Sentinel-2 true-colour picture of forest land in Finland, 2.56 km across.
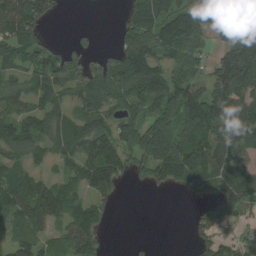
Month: August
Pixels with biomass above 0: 73%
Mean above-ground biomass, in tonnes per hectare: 85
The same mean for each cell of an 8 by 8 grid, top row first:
135 46 0 1 154 119 173 185
93 49 24 30 129 135 52 184
54 88 86 119 146 110 116 180
77 77 59 68 80 144 146 116
81 53 83 107 174 179 116 103
55 36 86 104 55 86 112 112
92 123 77 17 0 0 52 60
62 53 100 2 3 0 45 28
